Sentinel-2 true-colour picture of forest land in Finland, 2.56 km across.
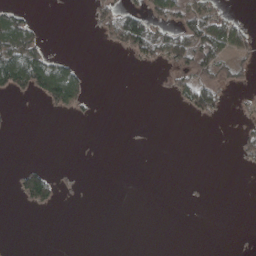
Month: April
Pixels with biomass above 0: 23%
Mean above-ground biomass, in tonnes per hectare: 21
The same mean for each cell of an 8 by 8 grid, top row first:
49 0 0 50 62 61 64 10
130 24 0 19 79 83 86 47
111 117 53 0 0 27 39 17
3 13 18 0 0 3 45 8
0 0 0 0 0 0 0 26
25 50 3 0 0 0 0 1
4 32 1 0 0 0 1 0
0 0 0 0 0 0 0 1
